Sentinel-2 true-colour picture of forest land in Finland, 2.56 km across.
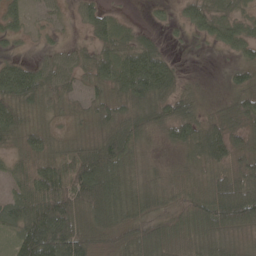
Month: May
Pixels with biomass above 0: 84%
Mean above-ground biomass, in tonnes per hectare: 52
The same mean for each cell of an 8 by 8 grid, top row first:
33 18 24 28 4 14 46 32
13 18 23 53 50 5 8 37
89 57 34 59 109 47 3 36
83 33 21 44 65 71 26 52
46 44 26 71 38 38 99 37
37 83 90 88 43 30 46 53
71 106 75 85 60 54 85 113
58 131 92 61 72 47 58 25
